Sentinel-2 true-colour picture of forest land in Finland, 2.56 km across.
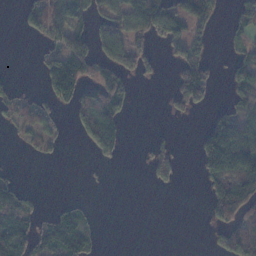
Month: November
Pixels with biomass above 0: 41%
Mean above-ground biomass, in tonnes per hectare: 45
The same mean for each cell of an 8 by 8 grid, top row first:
7 57 96 83 119 92 69 63
0 18 71 77 41 44 34 20
7 71 77 81 23 44 55 48
36 33 54 82 0 17 22 43
11 27 11 59 7 24 116 142
16 0 2 2 8 50 59 132
113 12 27 0 0 0 24 102
107 81 88 0 0 0 7 78
